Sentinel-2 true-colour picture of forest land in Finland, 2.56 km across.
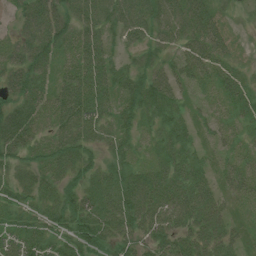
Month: July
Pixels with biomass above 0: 90%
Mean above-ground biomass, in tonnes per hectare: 49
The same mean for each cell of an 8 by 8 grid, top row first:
26 71 67 64 78 70 57 13
45 67 69 30 47 41 64 11
58 48 71 58 63 50 34 37
57 56 76 47 51 40 25 38
68 51 64 43 26 47 20 28
35 46 54 48 54 53 33 36
40 49 72 64 71 57 54 19
44 52 71 44 35 50 50 24
